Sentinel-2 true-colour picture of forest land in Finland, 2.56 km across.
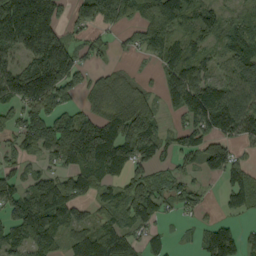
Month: September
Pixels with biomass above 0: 75%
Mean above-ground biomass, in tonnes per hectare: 90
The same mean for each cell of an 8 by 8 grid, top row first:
188 144 59 95 94 116 69 36
93 206 51 28 55 78 39 112
140 218 74 62 19 92 87 131
60 107 68 101 131 39 156 153
59 119 196 182 154 57 94 57
59 61 114 90 69 43 39 74
104 165 66 77 111 38 22 69
79 93 73 99 44 12 70 59
